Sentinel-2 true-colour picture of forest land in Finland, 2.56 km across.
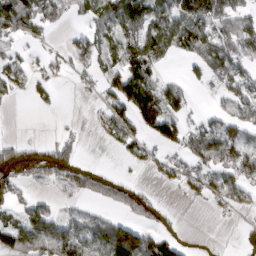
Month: March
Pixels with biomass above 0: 52%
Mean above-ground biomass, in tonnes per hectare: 60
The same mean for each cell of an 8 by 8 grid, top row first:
145 76 25 106 112 79 137 80
22 13 44 68 111 57 98 109
41 30 9 54 106 23 39 92
1 9 0 53 128 66 20 60
53 39 28 19 39 56 115 114
81 47 75 38 8 44 78 109
39 48 23 38 72 4 10 37
82 103 104 177 105 28 0 13
